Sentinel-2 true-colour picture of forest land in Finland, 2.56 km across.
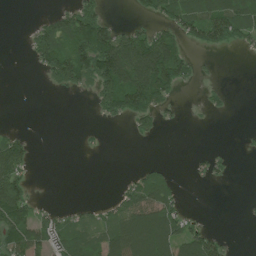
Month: July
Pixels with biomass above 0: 41%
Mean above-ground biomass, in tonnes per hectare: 47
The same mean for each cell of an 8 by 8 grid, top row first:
0 29 98 9 23 78 106 121
0 100 120 141 134 80 36 22
0 33 84 139 155 85 6 0
0 0 0 66 89 11 9 0
65 0 3 0 4 0 1 2
79 0 0 0 36 11 17 0
131 17 18 36 105 49 1 1
97 61 77 102 159 98 73 0
